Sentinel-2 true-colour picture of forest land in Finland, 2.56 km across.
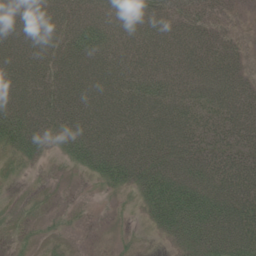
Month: June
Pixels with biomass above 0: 79%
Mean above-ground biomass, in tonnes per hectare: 51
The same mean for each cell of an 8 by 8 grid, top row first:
89 66 59 62 67 48 38 12
73 66 74 69 65 54 43 18
70 62 71 71 74 65 60 39
99 68 64 69 82 81 52 51
62 34 68 71 67 63 40 40
5 2 11 54 67 82 66 54
1 2 2 1 30 97 98 70
2 5 1 2 4 38 77 78
